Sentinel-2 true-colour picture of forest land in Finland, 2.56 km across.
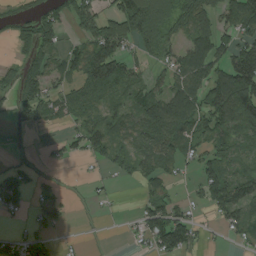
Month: August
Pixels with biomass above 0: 61%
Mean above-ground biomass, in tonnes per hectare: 69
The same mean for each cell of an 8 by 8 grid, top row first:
30 57 81 84 184 98 94 124
42 69 66 130 63 56 122 99
67 85 83 118 45 79 118 180
45 79 66 57 113 140 112 147
3 12 54 74 76 100 62 57
55 12 4 25 65 33 83 74
44 46 6 9 57 68 47 100
42 39 6 2 46 114 11 38
